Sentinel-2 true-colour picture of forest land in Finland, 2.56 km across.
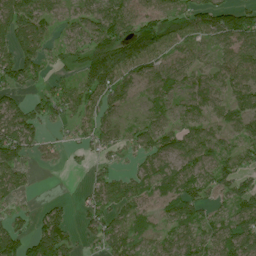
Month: July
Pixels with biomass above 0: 77%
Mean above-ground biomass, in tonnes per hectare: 62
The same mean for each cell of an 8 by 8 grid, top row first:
101 64 54 118 64 64 81 79
85 37 55 133 121 53 36 90
68 30 53 103 59 57 42 79
73 60 60 38 26 45 45 61
100 27 29 39 57 76 69 52
59 0 5 48 48 74 71 73
29 31 26 66 35 74 38 77
91 124 30 71 35 68 68 118
